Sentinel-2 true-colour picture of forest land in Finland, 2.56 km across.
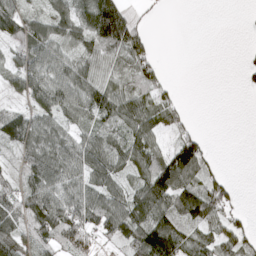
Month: April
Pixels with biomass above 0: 69%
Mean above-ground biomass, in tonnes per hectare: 60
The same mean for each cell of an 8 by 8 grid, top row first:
99 65 68 161 13 0 0 1
56 84 64 93 74 0 0 4
57 103 88 56 64 6 0 6
48 67 67 85 74 37 0 0
76 80 69 68 75 62 23 0
42 96 78 68 79 127 52 1
75 128 93 87 109 89 97 22
65 76 68 38 117 121 58 60
